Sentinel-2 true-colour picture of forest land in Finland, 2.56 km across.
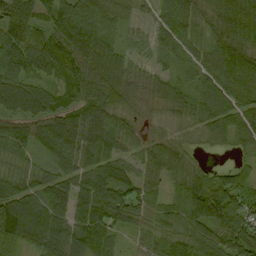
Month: September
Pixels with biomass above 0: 90%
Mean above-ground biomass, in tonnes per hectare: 64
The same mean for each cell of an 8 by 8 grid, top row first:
102 73 87 52 18 92 43 99
100 72 96 51 32 55 61 81
104 53 77 68 39 41 72 82
73 82 75 62 12 35 77 65
79 83 91 62 34 28 19 34
48 45 68 60 39 47 48 55
115 99 72 79 39 42 102 77
78 100 93 51 28 56 58 65
